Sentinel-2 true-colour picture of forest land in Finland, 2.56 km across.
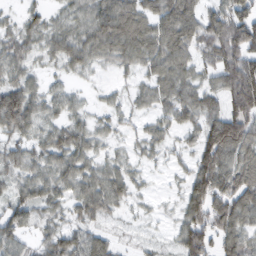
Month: February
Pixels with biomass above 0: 83%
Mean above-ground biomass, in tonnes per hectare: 57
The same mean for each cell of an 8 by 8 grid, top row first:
20 31 43 84 68 105 69 96
54 50 71 69 73 86 72 112
55 24 18 16 35 68 39 129
112 40 28 27 28 56 63 114
41 54 59 29 32 24 97 106
47 58 64 57 17 15 100 73
63 49 49 48 15 20 82 75
59 48 61 38 27 41 70 71
